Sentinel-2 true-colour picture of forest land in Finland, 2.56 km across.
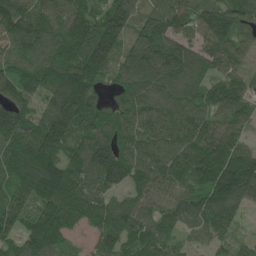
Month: June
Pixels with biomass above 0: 93%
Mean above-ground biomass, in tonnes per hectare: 132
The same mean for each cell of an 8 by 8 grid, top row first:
160 127 125 170 102 153 154 145
102 161 172 134 190 154 129 111
147 145 186 79 147 163 110 98
141 123 169 103 132 130 105 113
152 177 119 162 129 118 153 104
129 154 133 157 120 110 149 236
126 147 155 120 85 105 175 120
101 166 32 122 122 65 70 44
